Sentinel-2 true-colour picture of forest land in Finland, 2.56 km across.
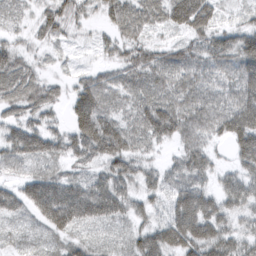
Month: March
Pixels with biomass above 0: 91%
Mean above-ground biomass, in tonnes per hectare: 69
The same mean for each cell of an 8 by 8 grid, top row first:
22 60 52 60 83 94 92 28
43 28 13 47 61 47 71 101
83 36 39 49 70 74 60 93
53 53 99 65 89 94 88 125
87 81 91 111 59 51 59 93
31 64 41 93 58 56 59 78
59 117 113 99 49 85 99 73
24 39 38 24 82 111 117 77
